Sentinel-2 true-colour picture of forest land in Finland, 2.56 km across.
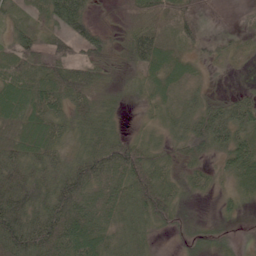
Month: June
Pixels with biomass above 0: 87%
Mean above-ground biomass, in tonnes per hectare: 49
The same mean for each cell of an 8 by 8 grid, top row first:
21 47 69 21 65 52 27 13
56 42 52 51 73 26 30 17
71 69 65 25 31 37 11 2
62 67 49 27 12 37 62 61
52 64 39 58 41 31 62 63
81 66 87 60 74 30 29 52
97 87 83 53 72 46 3 17
105 117 93 43 37 11 28 8
